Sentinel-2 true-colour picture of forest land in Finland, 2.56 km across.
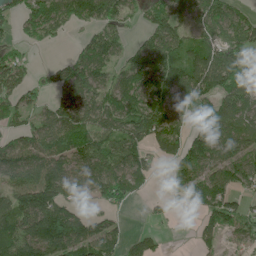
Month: June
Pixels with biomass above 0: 74%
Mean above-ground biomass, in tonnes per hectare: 81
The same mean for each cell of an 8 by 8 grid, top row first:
49 85 57 72 40 93 112 71
31 13 34 72 66 92 98 101
78 34 99 84 110 99 116 88
72 55 107 104 113 95 76 102
72 96 99 102 72 67 112 110
118 116 114 122 68 58 98 98
124 117 68 43 8 14 81 59
141 161 134 79 53 1 33 42
